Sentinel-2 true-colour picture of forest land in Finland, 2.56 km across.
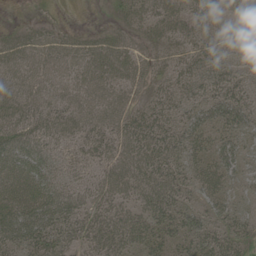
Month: June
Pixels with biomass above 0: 88%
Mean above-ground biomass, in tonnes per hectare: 32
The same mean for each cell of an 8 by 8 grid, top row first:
2 9 0 9 33 34 31 25
35 27 27 40 24 26 35 27
32 27 31 40 33 32 34 31
37 34 33 38 33 30 32 44
42 28 30 35 43 37 31 30
46 37 22 37 40 34 38 22
52 53 31 33 34 35 28 21
40 42 29 42 36 29 34 35
